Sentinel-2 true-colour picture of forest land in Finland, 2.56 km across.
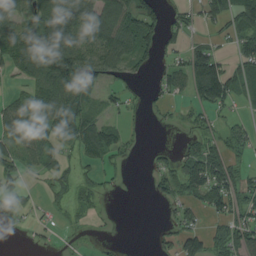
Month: August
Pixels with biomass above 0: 58%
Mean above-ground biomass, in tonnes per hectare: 57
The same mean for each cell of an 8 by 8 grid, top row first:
93 108 108 122 107 28 54 91
111 119 96 103 70 30 48 56
31 120 111 49 13 54 151 74
74 105 97 27 15 12 43 21
64 58 63 73 5 11 45 42
45 32 25 13 9 78 134 62
45 16 27 3 0 33 73 74
1 10 6 9 0 66 76 95
